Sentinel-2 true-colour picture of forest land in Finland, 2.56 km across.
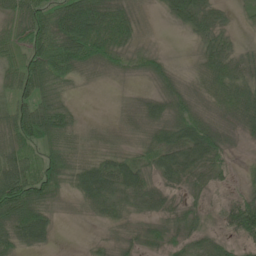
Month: June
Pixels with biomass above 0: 85%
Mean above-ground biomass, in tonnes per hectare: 48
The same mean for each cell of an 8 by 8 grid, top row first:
58 89 129 82 23 38 53 9
58 107 107 66 20 0 43 18
62 96 33 12 18 27 53 54
65 105 16 7 50 49 29 57
75 60 35 18 31 71 79 10
116 81 64 79 42 48 34 9
129 52 17 47 32 27 17 52
56 29 1 17 34 29 31 27
